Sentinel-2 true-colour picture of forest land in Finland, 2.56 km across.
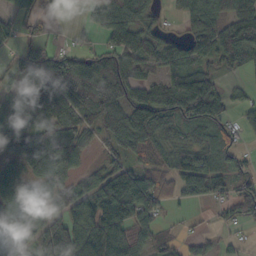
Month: October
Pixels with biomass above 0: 77%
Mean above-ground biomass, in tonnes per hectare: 73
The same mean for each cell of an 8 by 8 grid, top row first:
43 31 9 106 61 28 94 84
33 53 36 78 88 57 70 133
37 79 113 131 62 59 53 12
57 93 85 102 125 97 87 29
105 135 78 62 89 64 76 39
101 89 54 104 92 93 112 48
100 77 94 124 99 25 26 74
75 115 90 97 56 33 30 15
